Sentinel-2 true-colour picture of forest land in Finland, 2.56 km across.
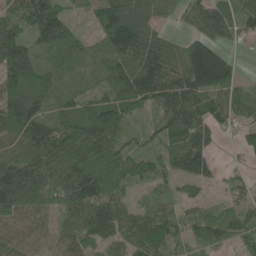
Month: June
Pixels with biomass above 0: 89%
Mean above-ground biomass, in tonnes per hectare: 85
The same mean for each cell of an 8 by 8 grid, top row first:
91 141 26 104 85 36 110 82
135 58 48 82 115 68 113 22
141 83 28 77 119 103 165 44
145 78 69 119 55 116 94 62
81 125 136 109 43 86 60 30
169 149 192 135 88 62 55 30
111 76 101 84 44 49 41 46
69 47 66 71 91 53 64 49
